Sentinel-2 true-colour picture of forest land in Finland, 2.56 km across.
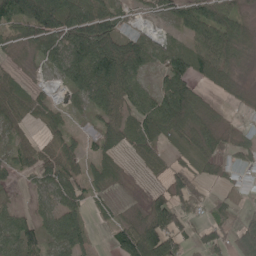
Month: May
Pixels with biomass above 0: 74%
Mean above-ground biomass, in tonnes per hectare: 49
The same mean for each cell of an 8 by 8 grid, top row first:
95 125 79 58 19 43 91 45
15 54 101 104 56 23 108 37
21 9 64 124 33 74 43 18
41 32 13 65 71 114 41 16
25 28 22 34 51 47 58 35
26 35 35 29 15 49 32 31
26 32 41 12 34 86 34 13
68 38 48 32 124 66 59 53
